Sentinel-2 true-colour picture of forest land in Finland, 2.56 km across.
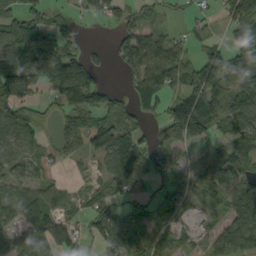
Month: September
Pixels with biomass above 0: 70%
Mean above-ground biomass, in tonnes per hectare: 68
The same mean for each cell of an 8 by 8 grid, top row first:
80 55 20 46 30 11 20 86
117 115 39 26 92 57 57 91
111 127 149 5 88 60 92 83
78 23 101 74 40 100 106 86
75 26 59 147 73 73 57 70
50 28 14 59 40 42 93 92
95 93 40 67 43 69 61 123
40 101 37 53 54 54 35 102
